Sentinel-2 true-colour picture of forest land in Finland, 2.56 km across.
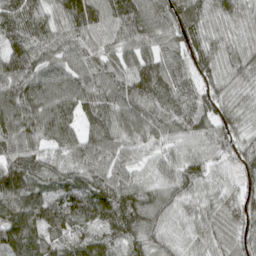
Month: April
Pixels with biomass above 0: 97%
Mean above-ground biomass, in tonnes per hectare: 83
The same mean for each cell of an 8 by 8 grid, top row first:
94 60 121 93 96 99 76 74
84 78 82 67 87 76 72 66
107 93 99 84 122 92 63 71
116 117 91 83 88 89 82 66
98 76 93 82 60 57 62 64
124 68 81 85 45 85 63 53
111 98 107 112 110 74 57 62
106 84 87 68 76 51 61 56
